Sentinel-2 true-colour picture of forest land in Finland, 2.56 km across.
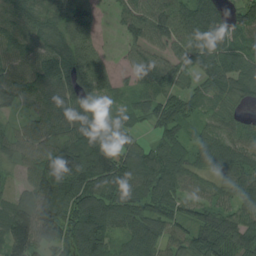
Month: August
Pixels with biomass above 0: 91%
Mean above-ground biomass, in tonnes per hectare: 90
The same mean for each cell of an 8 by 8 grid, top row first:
62 83 120 20 84 97 136 77
71 77 93 9 61 59 110 68
85 110 142 59 85 62 84 98
42 83 87 57 75 101 55 46
63 69 137 105 53 74 78 75
25 146 208 157 143 107 54 81
94 157 132 111 101 86 86 74
141 91 138 77 106 64 116 98
